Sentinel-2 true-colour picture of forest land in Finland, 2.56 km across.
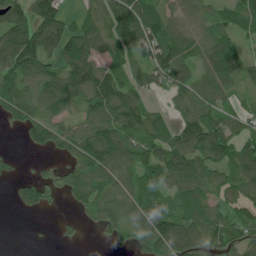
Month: June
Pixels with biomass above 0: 77%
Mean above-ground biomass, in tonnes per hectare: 76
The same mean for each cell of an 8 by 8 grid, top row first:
99 114 40 95 103 55 48 93
135 113 104 80 129 100 73 59
100 81 107 87 57 83 76 60
91 70 53 102 88 51 98 57
6 69 97 123 102 101 141 73
30 25 74 81 84 100 68 89
27 27 34 71 111 71 69 71
0 1 13 31 77 117 80 79
